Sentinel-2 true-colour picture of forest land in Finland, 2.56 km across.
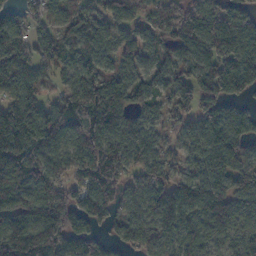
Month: November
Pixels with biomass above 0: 87%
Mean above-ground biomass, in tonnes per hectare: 98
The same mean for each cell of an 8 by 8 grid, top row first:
46 60 62 75 57 72 108 89
71 72 75 78 68 110 100 117
92 37 93 75 70 91 82 117
126 92 187 167 67 63 81 56
167 130 141 111 102 49 109 92
172 113 82 126 70 69 105 113
159 159 95 71 81 121 156 84
191 179 94 36 67 85 86 80
